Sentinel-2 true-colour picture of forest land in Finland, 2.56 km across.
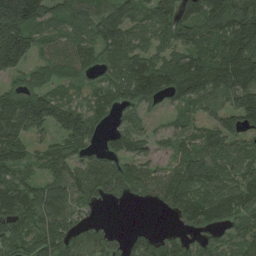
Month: August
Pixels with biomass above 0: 85%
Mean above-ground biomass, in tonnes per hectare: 107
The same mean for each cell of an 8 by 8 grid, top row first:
291 107 94 94 89 129 146 160
243 66 114 113 86 107 155 208
59 79 55 83 173 143 158 167
170 142 106 62 59 52 78 142
127 60 132 57 60 74 113 89
97 84 100 131 94 106 134 112
116 145 62 11 12 95 135 103
103 125 91 50 75 67 75 99
